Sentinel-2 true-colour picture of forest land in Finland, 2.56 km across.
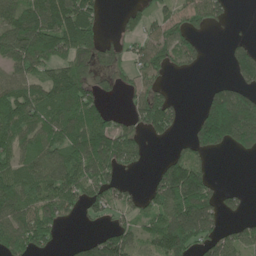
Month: May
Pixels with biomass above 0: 65%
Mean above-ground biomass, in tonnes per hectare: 92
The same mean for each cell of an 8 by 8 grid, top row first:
119 146 162 6 55 65 83 3
189 176 120 43 70 101 19 49
97 98 110 35 71 9 12 65
143 124 158 46 98 58 124 188
94 111 130 153 62 31 125 112
120 126 122 87 12 166 70 0
125 121 63 78 60 148 134 27
122 75 40 106 60 170 97 81
